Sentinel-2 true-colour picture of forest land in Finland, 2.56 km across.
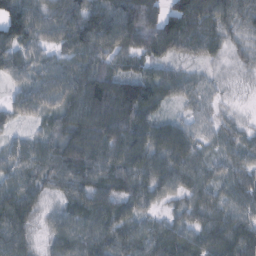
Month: February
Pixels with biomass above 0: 93%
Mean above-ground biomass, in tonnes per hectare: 66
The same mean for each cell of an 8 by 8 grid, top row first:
86 72 85 95 91 88 77 52
68 45 75 83 74 58 46 27
40 74 103 102 75 51 25 16
44 56 112 130 77 19 29 11
37 68 105 107 89 90 34 41
58 63 75 79 83 66 50 50
89 28 70 72 47 32 72 55
71 36 77 69 72 87 84 98
